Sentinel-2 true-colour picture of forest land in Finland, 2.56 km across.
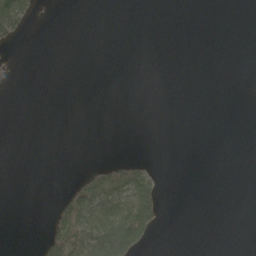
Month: May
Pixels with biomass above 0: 12%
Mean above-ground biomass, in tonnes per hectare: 16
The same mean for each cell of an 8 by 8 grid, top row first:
68 1 0 0 0 0 0 0
9 0 0 0 0 0 0 0
4 0 0 0 0 0 0 0
0 0 0 0 0 0 0 0
0 0 0 0 0 0 0 0
0 0 30 94 54 0 0 0
0 14 124 82 112 0 0 0
0 81 111 169 57 0 0 0
